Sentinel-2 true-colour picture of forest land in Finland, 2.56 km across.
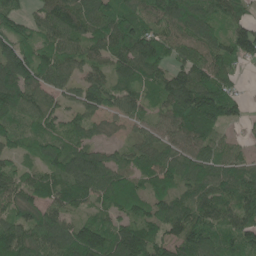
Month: June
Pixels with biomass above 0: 90%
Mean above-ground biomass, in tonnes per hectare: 95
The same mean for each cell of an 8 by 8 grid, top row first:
80 108 124 136 116 141 120 72
92 76 83 124 157 80 102 112
144 82 73 71 92 115 122 29
114 80 71 66 57 133 147 52
58 90 81 29 69 87 84 30
69 78 130 97 80 92 111 115
77 85 60 61 78 99 100 107
112 117 143 110 120 93 117 109
